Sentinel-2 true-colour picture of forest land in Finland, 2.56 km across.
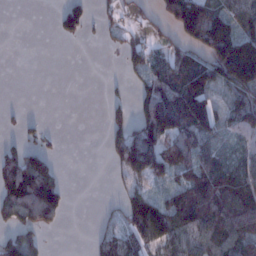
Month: January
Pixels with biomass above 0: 55%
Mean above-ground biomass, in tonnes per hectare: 68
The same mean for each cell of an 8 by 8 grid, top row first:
0 2 78 22 23 139 157 99
0 0 1 8 53 47 135 158
0 0 0 7 55 98 118 148
6 0 0 36 104 165 123 96
41 24 0 61 143 100 57 45
147 116 0 17 93 71 115 90
105 142 0 8 171 121 131 137
79 17 0 68 106 96 82 95
